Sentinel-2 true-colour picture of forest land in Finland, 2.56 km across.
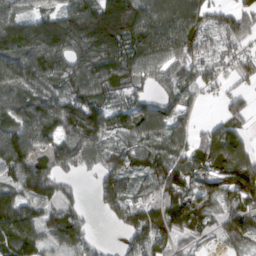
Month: March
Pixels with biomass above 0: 85%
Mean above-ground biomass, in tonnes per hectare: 117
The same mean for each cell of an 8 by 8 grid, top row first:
121 118 189 212 157 148 122 137
153 215 165 189 163 174 112 100
149 124 122 128 78 107 99 71
123 171 171 104 102 95 6 75
183 106 160 90 98 84 105 78
104 111 38 109 79 135 115 187
146 78 47 99 108 127 92 126
134 86 114 8 136 79 22 102
